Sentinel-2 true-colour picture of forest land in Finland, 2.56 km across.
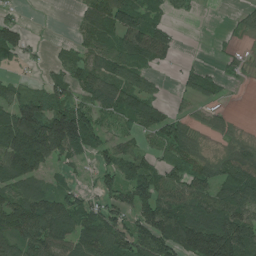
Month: July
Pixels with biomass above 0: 70%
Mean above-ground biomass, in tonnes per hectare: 71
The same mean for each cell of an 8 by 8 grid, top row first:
22 0 30 99 82 18 1 15
81 9 35 64 124 40 1 10
33 33 56 71 44 17 47 11
138 124 105 68 92 32 35 2
157 190 118 56 35 94 20 46
93 41 18 54 88 60 92 103
121 120 93 61 91 104 108 99
78 114 92 106 90 130 189 153
